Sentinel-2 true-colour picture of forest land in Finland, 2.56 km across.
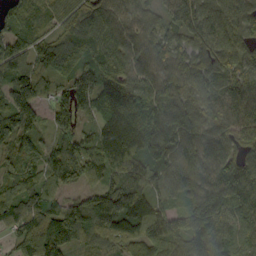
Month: September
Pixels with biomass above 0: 95%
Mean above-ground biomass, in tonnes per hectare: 97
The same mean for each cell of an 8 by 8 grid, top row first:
82 62 105 90 70 83 119 109
97 63 92 106 88 88 126 111
108 66 50 119 91 112 92 93
164 59 91 123 108 116 106 92
110 46 91 124 128 115 93 80
79 79 87 78 127 101 108 117
103 110 108 141 104 73 126 82
53 126 65 79 108 97 148 68
